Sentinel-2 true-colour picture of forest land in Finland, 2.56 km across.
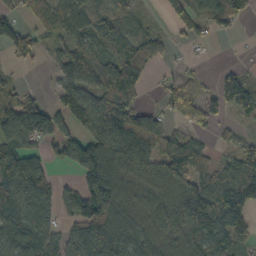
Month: October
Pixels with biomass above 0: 73%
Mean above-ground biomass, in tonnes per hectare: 72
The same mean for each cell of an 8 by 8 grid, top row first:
39 62 71 59 15 28 84 40
72 30 64 57 80 19 11 1
18 8 87 123 53 40 8 86
140 84 104 138 75 65 63 59
83 57 78 141 96 74 21 34
101 60 78 114 72 110 57 97
76 71 98 100 77 90 131 113
89 66 114 120 94 73 108 48
